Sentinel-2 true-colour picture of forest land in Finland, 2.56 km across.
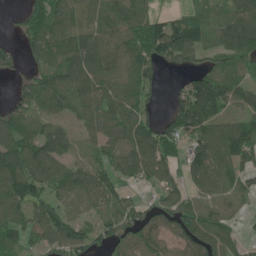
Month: June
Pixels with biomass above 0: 80%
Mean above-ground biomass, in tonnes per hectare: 90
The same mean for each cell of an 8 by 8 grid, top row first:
25 87 99 106 86 51 59 102
37 101 122 110 102 164 83 107
30 95 111 99 85 18 133 67
76 78 84 107 65 81 155 84
111 111 63 91 127 80 124 164
145 88 85 71 86 64 112 84
88 88 61 98 67 110 89 44
61 75 105 87 104 85 133 63
